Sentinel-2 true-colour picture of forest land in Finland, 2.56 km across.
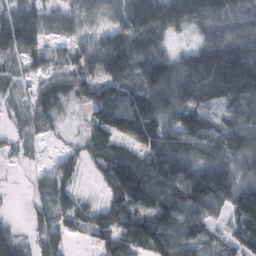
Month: February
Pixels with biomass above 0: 86%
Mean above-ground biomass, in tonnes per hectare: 80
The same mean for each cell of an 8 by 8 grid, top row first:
86 60 61 59 116 99 86 83
103 40 49 105 70 33 127 119
42 47 69 95 107 122 166 200
31 48 15 101 128 101 72 114
23 10 25 85 110 104 105 107
2 40 22 103 140 132 147 90
3 44 42 74 90 123 82 123
59 54 15 97 113 81 59 72
